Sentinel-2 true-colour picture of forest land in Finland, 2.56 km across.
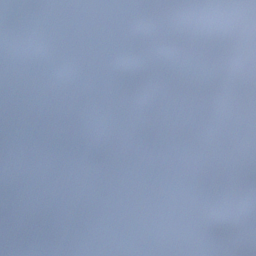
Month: December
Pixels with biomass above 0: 73%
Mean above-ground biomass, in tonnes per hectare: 85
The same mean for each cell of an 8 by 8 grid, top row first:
135 46 0 1 154 119 173 185
93 49 24 30 129 135 52 184
54 88 86 119 146 110 116 180
77 77 59 68 80 144 146 116
81 53 83 107 174 179 116 103
55 36 86 104 55 86 112 112
92 123 77 17 0 0 52 60
62 53 100 2 3 0 45 28
